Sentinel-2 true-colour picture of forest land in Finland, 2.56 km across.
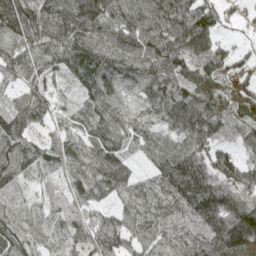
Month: April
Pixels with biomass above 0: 93%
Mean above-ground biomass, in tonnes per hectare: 74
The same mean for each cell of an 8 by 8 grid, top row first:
95 89 109 76 88 96 68 22
57 75 106 101 96 87 69 22
51 66 75 91 85 93 70 53
81 56 34 81 59 99 96 46
79 52 62 83 58 75 70 45
57 35 53 76 39 128 104 83
31 48 69 52 84 104 127 106
72 20 64 118 70 95 116 103
